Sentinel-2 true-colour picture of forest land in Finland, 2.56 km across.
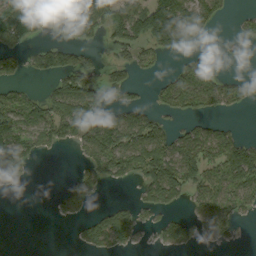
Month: September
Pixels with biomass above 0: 50%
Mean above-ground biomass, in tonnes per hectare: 63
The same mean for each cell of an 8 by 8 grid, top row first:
152 87 134 101 150 173 84 18
60 48 61 33 61 81 11 16
39 39 95 56 12 62 68 40
105 85 117 47 56 42 39 17
139 68 69 123 120 74 93 81
27 0 48 77 89 98 76 129
0 5 44 39 46 29 71 58
0 0 28 95 13 63 31 7
